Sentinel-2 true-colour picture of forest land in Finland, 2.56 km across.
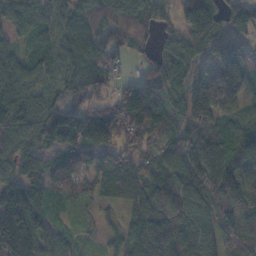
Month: November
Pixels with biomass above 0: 91%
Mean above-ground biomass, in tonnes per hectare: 95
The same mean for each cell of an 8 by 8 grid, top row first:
99 93 95 106 75 47 117 71
44 74 77 70 42 65 92 96
111 78 75 50 66 63 110 114
147 117 107 118 121 75 122 66
96 79 126 99 97 87 114 111
75 100 124 91 78 97 126 178
194 79 29 26 90 153 91 142
224 111 32 34 121 138 84 85
